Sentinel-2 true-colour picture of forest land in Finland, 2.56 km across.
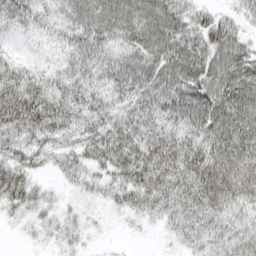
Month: April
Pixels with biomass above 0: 90%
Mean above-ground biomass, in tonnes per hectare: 58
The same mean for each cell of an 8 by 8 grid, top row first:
52 39 64 81 80 72 47 40
18 23 63 56 79 87 83 72
65 47 55 60 79 85 90 96
92 83 64 55 60 71 91 85
62 54 63 83 85 75 70 82
69 19 40 58 83 81 84 84
37 26 17 24 56 62 68 51
3 17 19 4 4 23 45 57
